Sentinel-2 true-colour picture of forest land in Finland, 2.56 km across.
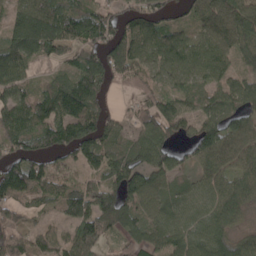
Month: April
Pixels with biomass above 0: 85%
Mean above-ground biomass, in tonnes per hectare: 86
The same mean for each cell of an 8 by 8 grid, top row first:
61 120 108 78 94 38 78 105
97 97 90 96 85 95 83 90
88 38 108 70 56 70 77 59
108 121 139 40 74 79 79 85
76 89 149 77 93 69 116 95
141 95 53 86 100 68 71 88
83 54 99 116 92 65 78 78
88 72 109 35 88 84 99 70
